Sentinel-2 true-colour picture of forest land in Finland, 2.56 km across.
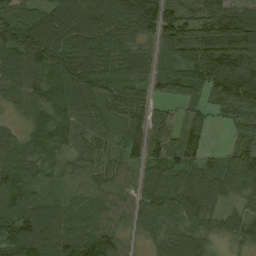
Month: August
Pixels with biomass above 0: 93%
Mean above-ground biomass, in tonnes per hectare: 77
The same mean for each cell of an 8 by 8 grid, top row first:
69 74 102 88 106 80 88 93
105 130 85 80 51 123 161 163
77 94 98 54 64 79 102 170
27 86 72 44 69 23 34 58
59 95 58 54 92 82 33 50
109 52 50 55 56 83 66 114
89 74 54 41 65 75 58 45
87 97 100 58 29 78 49 62
